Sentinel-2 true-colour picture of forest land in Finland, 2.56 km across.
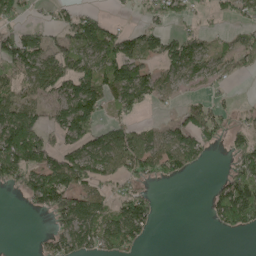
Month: May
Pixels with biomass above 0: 57%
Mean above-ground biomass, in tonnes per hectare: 64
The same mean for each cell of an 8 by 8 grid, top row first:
57 14 67 13 25 49 19 42
105 60 93 92 73 109 36 53
55 99 115 102 84 71 50 17
92 52 139 37 18 24 64 20
175 72 94 89 59 110 55 52
81 117 103 65 67 60 4 104
0 88 110 71 88 0 35 188
0 38 89 92 38 0 0 4
